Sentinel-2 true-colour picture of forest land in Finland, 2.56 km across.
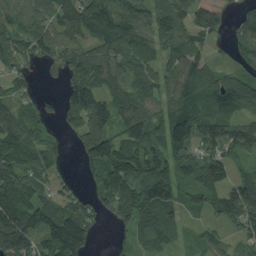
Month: August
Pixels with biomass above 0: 83%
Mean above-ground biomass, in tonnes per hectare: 94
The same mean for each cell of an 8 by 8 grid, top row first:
80 86 122 158 90 87 135 36
91 80 86 102 88 82 41 47
62 13 107 110 90 112 80 87
67 29 173 121 109 110 87 64
110 62 67 136 143 113 81 92
134 96 31 192 156 98 107 50
197 116 109 123 128 57 63 123
178 115 127 20 59 31 45 42
